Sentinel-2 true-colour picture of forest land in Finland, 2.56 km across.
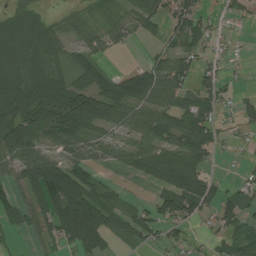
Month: July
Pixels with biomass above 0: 67%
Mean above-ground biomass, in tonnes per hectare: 55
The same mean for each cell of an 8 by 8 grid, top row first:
48 27 37 23 77 52 25 22
53 76 43 31 8 43 31 6
65 83 61 61 101 74 38 6
105 106 138 78 93 72 51 36
103 62 60 65 81 66 68 12
53 124 79 8 34 69 48 12
56 82 125 55 33 70 43 57
13 36 92 32 34 20 19 72
